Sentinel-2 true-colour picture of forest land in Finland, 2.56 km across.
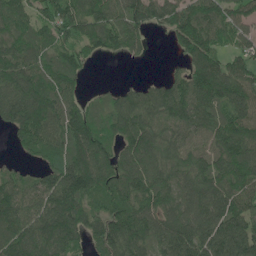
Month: May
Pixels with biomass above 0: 87%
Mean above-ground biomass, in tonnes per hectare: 120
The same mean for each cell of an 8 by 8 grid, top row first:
108 107 126 124 113 143 121 102
119 90 93 77 39 52 128 75
165 114 66 5 25 75 173 130
142 159 107 92 129 127 117 122
42 119 160 96 153 109 113 156
67 101 206 150 149 120 137 146
120 131 143 128 143 116 144 134
134 132 87 175 123 160 195 208
